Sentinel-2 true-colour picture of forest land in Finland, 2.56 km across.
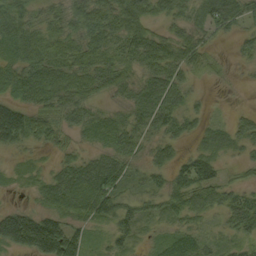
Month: September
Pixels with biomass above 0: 83%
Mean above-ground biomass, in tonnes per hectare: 58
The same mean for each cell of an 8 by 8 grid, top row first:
75 43 72 77 78 53 64 52
61 75 67 51 68 36 22 24
85 103 78 67 44 57 18 5
123 81 66 32 67 71 19 20
60 42 29 52 48 47 42 47
20 36 80 81 36 55 79 21
54 54 85 81 50 53 52 87
135 169 64 44 13 46 27 40
